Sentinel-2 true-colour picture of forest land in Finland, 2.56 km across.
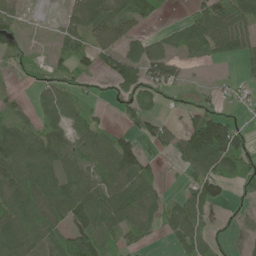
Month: June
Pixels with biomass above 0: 66%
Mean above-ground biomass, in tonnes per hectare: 57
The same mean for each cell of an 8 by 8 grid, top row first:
18 1 57 76 55 11 109 93
38 11 51 67 57 59 80 67
7 26 34 58 89 49 5 20
30 50 42 9 63 13 66 17
106 80 55 76 47 55 174 79
72 68 64 80 66 7 99 85
75 77 102 89 80 52 71 24
76 67 130 44 32 46 50 18
